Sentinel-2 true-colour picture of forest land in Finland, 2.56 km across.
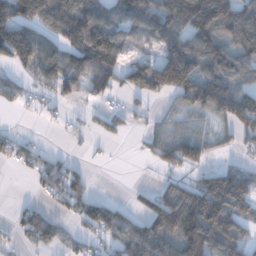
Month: December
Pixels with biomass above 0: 63%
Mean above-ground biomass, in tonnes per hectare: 86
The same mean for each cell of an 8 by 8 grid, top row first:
160 138 193 104 179 162 193 150
175 100 149 145 44 138 148 118
37 63 91 69 134 184 146 86
14 19 8 34 25 43 91 164
43 6 8 10 21 106 63 38
5 73 44 0 1 36 74 86
20 29 62 51 43 148 189 110
26 55 32 55 123 126 188 100
